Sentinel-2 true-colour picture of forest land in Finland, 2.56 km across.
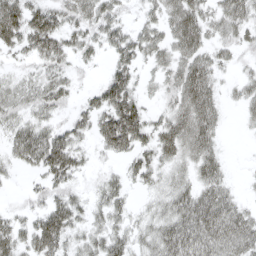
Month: April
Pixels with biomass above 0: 76%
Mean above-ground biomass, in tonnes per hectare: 43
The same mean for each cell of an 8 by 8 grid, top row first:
73 61 43 40 21 57 40 49
36 62 37 40 47 49 39 26
24 41 10 53 18 47 56 23
35 33 30 79 39 54 66 16
50 78 29 58 41 65 53 1
8 46 24 22 38 32 53 4
13 49 34 43 16 55 79 36
50 75 33 53 35 79 77 57
